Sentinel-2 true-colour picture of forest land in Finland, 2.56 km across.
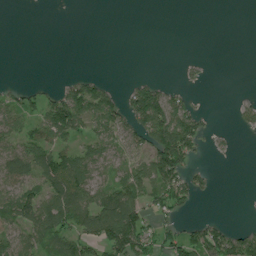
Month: July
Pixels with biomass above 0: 43%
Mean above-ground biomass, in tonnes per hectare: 42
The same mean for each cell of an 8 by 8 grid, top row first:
0 0 0 0 0 0 0 0
0 0 0 0 0 0 0 0
2 3 36 6 21 5 7 0
60 71 96 81 113 79 12 24
67 83 55 75 69 154 16 2
77 84 89 62 83 88 19 0
75 84 87 104 57 55 0 0
78 74 71 92 73 54 81 62
